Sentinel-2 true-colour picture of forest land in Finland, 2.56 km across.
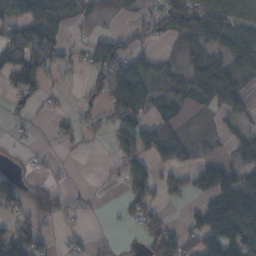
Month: November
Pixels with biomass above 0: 56%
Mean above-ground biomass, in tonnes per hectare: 52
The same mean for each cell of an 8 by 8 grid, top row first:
58 87 44 24 31 125 137 80
117 105 26 92 40 33 69 76
42 38 8 101 84 42 106 54
27 11 23 58 70 44 26 34
10 7 16 33 91 93 20 31
38 19 0 9 73 26 70 60
46 55 19 3 50 4 79 125
108 34 21 3 46 67 84 87
